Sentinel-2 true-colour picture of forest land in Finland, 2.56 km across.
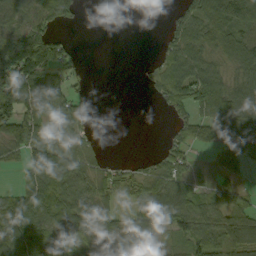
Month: September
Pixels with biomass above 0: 68%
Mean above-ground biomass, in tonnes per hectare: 57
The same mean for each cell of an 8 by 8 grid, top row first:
68 60 20 0 0 35 91 110
152 108 12 0 0 68 55 96
161 99 19 0 15 91 93 63
111 93 44 0 0 40 84 99
88 86 49 0 0 41 45 94
21 101 76 42 45 67 14 28
73 71 70 44 76 79 61 64
92 41 46 34 48 29 73 72
